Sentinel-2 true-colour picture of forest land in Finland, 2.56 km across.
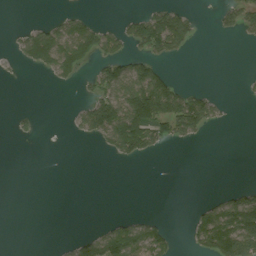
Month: August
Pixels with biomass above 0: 28%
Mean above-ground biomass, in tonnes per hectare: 40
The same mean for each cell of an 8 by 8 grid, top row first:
0 7 33 2 65 85 3 67
24 123 112 52 73 60 0 2
2 12 28 102 142 32 0 4
8 0 39 132 182 146 80 0
2 0 4 67 99 26 2 0
0 0 0 0 0 0 0 0
0 0 0 0 0 0 52 135
0 0 41 107 102 16 106 195
